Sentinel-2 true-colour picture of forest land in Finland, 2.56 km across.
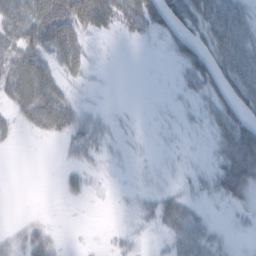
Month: February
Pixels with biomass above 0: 56%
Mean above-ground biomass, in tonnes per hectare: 29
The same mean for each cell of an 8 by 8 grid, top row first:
51 73 76 50 66 66 62 54
49 54 47 1 2 36 49 68
55 48 16 1 0 11 55 57
25 72 32 8 1 8 29 51
7 4 43 15 5 6 9 116
0 0 20 6 7 8 22 85
0 1 1 3 24 36 6 13
18 26 1 8 10 27 25 2
